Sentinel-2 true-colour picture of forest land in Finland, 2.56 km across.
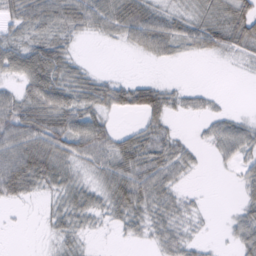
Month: February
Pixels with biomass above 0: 68%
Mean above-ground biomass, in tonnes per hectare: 34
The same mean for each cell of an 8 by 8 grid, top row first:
38 55 52 62 61 32 34 51
44 54 7 5 38 32 38 36
33 73 40 27 20 4 0 1
60 71 61 35 60 19 17 8
68 65 58 45 49 32 17 46
75 52 22 57 63 30 1 18
6 14 40 41 47 28 4 19
0 8 20 3 15 36 7 33
